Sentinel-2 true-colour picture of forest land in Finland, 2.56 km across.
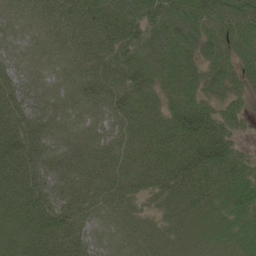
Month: June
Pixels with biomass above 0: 98%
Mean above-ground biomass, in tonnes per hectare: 73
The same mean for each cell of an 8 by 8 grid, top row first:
48 61 87 104 102 86 88 90
42 49 67 83 81 101 73 80
62 30 60 78 83 76 67 67
91 48 44 86 81 96 84 47
102 71 55 60 64 92 135 40
103 83 67 61 68 100 83 77
94 105 69 52 42 58 57 80
65 90 77 43 54 41 45 69
